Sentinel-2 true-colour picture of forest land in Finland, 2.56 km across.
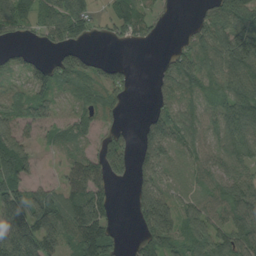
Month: August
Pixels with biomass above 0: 73%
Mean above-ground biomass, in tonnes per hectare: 75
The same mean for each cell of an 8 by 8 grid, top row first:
98 69 86 65 60 8 57 96
26 30 45 8 12 26 87 176
35 91 82 86 0 101 69 101
71 63 55 50 20 89 58 106
129 25 38 103 84 71 61 83
107 16 86 74 69 27 70 63
138 131 116 49 123 82 90 106
180 125 98 75 77 77 106 95
